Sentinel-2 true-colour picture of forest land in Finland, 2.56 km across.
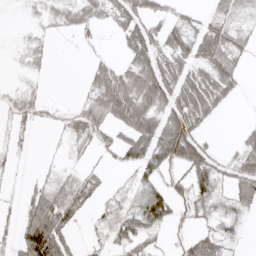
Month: April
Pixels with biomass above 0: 53%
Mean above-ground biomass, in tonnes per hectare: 36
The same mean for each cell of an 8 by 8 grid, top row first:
0 14 33 36 55 23 24 17
4 10 4 3 78 60 76 35
3 4 4 66 79 74 67 28
22 15 37 72 81 79 52 1
9 1 15 35 80 118 36 35
4 12 24 5 37 26 63 62
11 69 36 16 68 30 30 26
35 108 12 38 49 8 45 9
